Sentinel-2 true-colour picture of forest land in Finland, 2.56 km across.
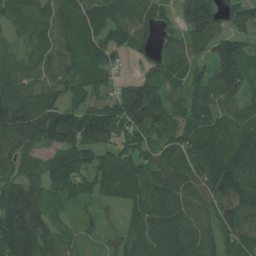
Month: July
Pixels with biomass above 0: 91%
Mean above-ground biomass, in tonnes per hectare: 95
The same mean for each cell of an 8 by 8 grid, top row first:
99 93 95 106 75 47 117 71
44 74 77 70 42 65 92 96
111 78 75 50 66 63 110 114
147 117 107 118 121 75 122 66
96 79 126 99 97 87 114 111
75 100 124 91 78 97 126 178
194 79 29 26 90 153 91 142
224 111 32 34 121 138 84 85
